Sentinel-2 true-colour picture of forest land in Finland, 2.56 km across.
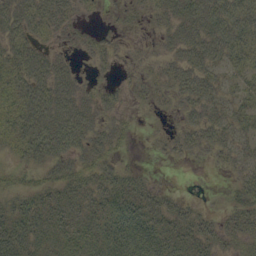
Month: September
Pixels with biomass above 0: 72%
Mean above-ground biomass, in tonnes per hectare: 27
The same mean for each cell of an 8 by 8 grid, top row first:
42 39 15 5 8 28 41 44
40 18 11 14 4 27 40 46
41 42 15 9 13 25 30 26
45 48 39 18 3 9 30 31
36 50 36 29 1 15 27 25
21 23 35 32 12 0 1 22
28 38 28 38 34 21 6 28
43 32 33 40 37 32 24 21
